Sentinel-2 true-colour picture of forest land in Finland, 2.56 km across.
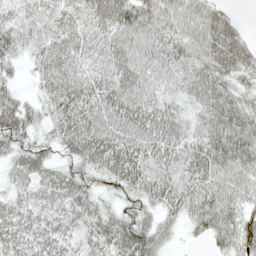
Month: May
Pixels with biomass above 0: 92%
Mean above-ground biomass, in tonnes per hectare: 49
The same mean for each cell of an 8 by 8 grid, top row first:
30 33 43 66 65 63 58 10
30 35 42 59 63 53 60 53
18 43 48 58 66 48 61 40
65 37 72 72 72 45 59 59
38 26 63 65 60 56 68 73
30 40 38 42 48 39 58 56
41 49 52 27 35 34 58 51
44 43 43 59 72 15 31 59
